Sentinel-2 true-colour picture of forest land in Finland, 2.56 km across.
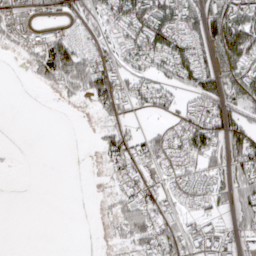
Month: April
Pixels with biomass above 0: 55%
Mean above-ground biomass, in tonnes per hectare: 44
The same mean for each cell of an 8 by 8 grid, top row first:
26 17 48 67 107 101 84 91
13 90 47 49 91 84 63 135
0 46 89 88 48 69 66 88
0 0 1 41 24 36 67 56
1 0 0 53 50 56 98 88
1 0 0 21 37 34 50 67
0 0 0 21 59 24 27 58
0 0 0 9 63 55 55 42
